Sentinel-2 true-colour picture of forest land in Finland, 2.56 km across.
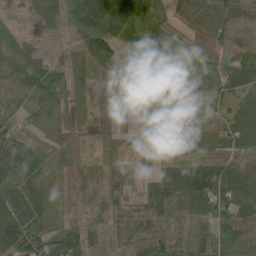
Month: June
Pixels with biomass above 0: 88%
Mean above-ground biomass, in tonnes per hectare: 68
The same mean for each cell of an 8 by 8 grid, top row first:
17 66 89 133 140 49 80 41
58 21 77 97 98 68 33 35
69 109 82 31 41 71 98 83
67 85 62 5 27 60 49 64
69 59 40 26 7 50 48 62
87 72 49 58 43 94 104 80
101 104 40 66 72 72 91 86
120 104 102 53 81 67 60 78
